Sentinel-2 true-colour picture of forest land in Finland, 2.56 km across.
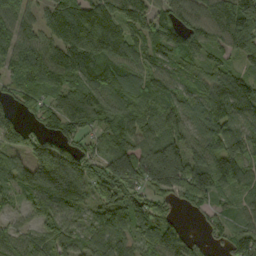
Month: September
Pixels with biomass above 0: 90%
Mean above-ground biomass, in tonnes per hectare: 102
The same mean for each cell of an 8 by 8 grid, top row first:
118 63 136 106 94 99 115 168
149 117 138 117 79 105 80 100
99 121 109 113 83 74 91 90
76 101 122 109 101 93 133 110
82 115 75 84 92 103 98 115
97 229 128 148 142 168 167 95
44 103 79 92 99 37 55 53
71 84 72 94 67 107 34 87
